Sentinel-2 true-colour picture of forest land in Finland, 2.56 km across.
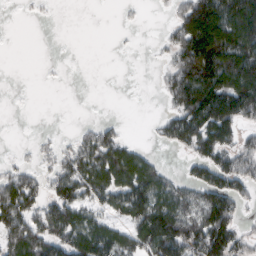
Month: March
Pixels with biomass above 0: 54%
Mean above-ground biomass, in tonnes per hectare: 65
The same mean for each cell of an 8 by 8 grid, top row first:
1 3 0 0 4 45 173 175
0 0 0 1 1 71 193 154
0 1 0 0 1 81 137 155
0 0 0 0 0 69 174 138
3 11 44 81 14 55 107 63
51 38 94 119 129 26 78 88
110 64 88 66 129 92 105 43
88 97 110 125 102 133 148 59
